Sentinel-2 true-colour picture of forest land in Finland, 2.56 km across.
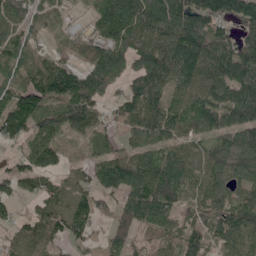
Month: May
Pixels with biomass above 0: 86%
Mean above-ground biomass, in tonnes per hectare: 108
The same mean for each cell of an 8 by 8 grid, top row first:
117 102 20 201 197 181 157 136
119 59 56 129 130 171 143 120
110 179 136 100 136 111 109 131
171 150 151 38 150 95 76 127
65 119 60 58 101 87 62 115
92 83 49 150 141 127 92 91
33 94 117 51 183 107 97 113
79 99 65 72 42 68 80 113
